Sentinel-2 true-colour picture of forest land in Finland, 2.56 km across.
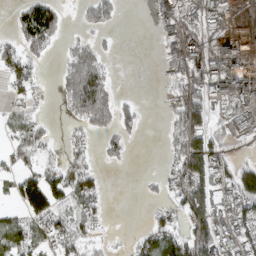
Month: March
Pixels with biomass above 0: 52%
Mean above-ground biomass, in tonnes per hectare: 47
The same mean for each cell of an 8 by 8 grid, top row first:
35 94 20 38 1 48 61 41
47 42 45 7 0 38 38 44
46 4 126 31 0 36 61 152
29 8 82 71 11 47 60 101
54 26 25 27 3 51 90 33
46 60 61 0 7 43 78 83
35 104 67 3 5 48 85 63
65 44 59 8 56 89 98 53
